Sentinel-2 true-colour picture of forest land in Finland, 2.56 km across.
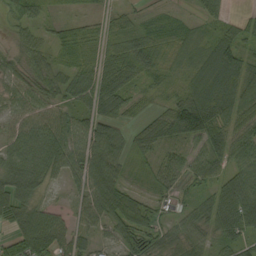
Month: August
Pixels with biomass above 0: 87%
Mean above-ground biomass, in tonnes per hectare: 61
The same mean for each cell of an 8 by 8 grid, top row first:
38 22 16 30 26 23 38 19
26 44 48 49 84 53 57 65
48 56 67 98 50 28 93 78
53 63 62 73 27 95 126 79
72 104 90 87 57 52 72 64
94 61 74 84 16 48 54 82
78 42 45 96 53 23 66 136
78 106 46 39 58 50 45 66
